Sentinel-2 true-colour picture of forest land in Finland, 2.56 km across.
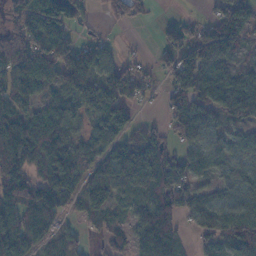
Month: November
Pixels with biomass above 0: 78%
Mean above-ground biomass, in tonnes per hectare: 76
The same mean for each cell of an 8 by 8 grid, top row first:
65 118 53 50 28 13 27 101
138 131 72 22 7 88 106 44
111 73 112 100 45 80 91 55
99 76 58 86 12 65 67 82
187 134 56 69 98 48 58 50
112 114 81 110 128 90 39 58
107 90 52 56 83 82 63 71
120 48 32 47 87 65 42 113
